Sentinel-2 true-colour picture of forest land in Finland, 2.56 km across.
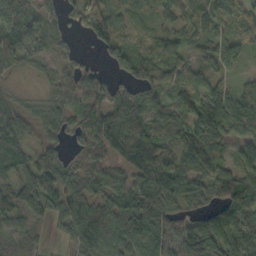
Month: October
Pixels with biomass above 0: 90%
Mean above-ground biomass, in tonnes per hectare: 65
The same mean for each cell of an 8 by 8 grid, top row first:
132 57 49 94 34 46 60 56
131 64 17 92 46 48 58 58
20 30 70 46 93 69 62 30
52 51 48 78 82 71 81 79
57 50 38 86 95 60 92 54
47 72 49 45 76 84 67 80
61 55 73 78 106 58 52 72
43 14 60 70 74 60 132 87
